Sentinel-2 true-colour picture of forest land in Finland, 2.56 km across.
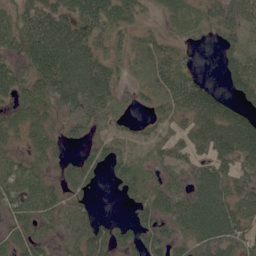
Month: June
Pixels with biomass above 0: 78%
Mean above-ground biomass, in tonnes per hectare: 46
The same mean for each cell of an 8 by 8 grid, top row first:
48 62 67 61 19 42 47 54
42 89 78 26 31 23 6 39
53 73 99 44 18 47 14 53
43 40 50 29 15 34 60 38
28 46 26 42 31 38 55 75
69 33 66 34 35 31 65 42
55 49 39 0 43 55 93 57
43 28 55 46 45 38 70 57
